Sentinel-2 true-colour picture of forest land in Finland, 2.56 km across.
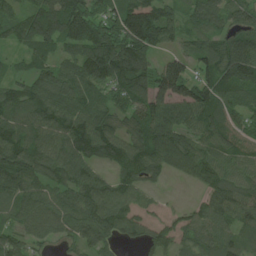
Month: July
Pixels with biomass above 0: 88%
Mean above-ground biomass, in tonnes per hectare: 92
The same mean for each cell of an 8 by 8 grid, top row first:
73 133 136 102 158 63 96 77
38 70 104 146 133 43 71 112
56 92 103 122 106 197 84 113
82 118 91 65 106 109 113 70
103 100 121 108 116 125 89 68
116 95 105 59 91 45 94 77
74 84 102 125 49 23 89 95
87 59 79 70 72 66 93 58
